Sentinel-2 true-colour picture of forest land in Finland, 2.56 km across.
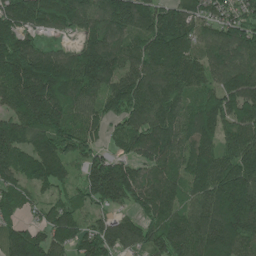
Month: June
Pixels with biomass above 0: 93%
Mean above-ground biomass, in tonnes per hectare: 146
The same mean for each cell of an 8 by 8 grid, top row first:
167 208 164 170 145 141 95 89
218 82 118 148 143 200 123 178
196 233 176 127 164 152 102 179
146 223 113 95 177 140 170 162
153 149 117 54 162 127 135 160
130 164 69 180 121 116 202 190
97 76 81 77 134 116 192 244
133 120 107 135 106 170 199 164
